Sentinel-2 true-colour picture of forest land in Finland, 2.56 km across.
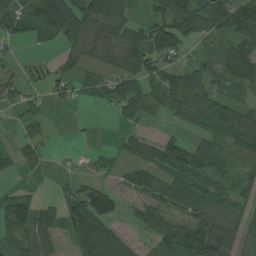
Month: August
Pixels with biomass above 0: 70%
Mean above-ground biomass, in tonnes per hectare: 58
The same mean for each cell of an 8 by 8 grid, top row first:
102 152 106 90 32 135 95 114
16 26 62 63 85 67 23 75
21 24 39 51 64 76 64 68
17 23 3 24 45 57 86 70
26 21 4 9 38 54 51 83
24 8 23 22 68 63 53 42
107 47 101 69 56 66 77 56
54 65 108 94 28 79 132 38
